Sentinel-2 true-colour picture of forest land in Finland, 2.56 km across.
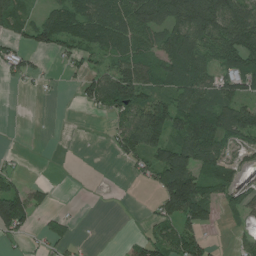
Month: July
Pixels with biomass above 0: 59%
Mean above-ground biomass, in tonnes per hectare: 59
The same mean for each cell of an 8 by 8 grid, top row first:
56 52 98 88 102 132 148 121
35 48 63 86 61 111 79 104
26 12 40 108 92 71 58 90
0 0 5 58 106 106 87 89
0 0 0 29 87 95 101 52
37 0 0 0 29 190 76 35
146 27 2 2 4 138 74 59
29 38 10 0 49 88 37 21
